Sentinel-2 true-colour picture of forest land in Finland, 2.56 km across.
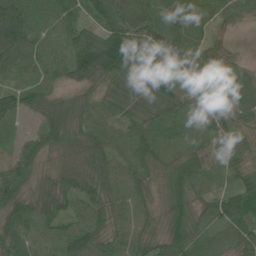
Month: June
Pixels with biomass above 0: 95%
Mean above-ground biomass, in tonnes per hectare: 65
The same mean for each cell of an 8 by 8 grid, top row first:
106 89 52 90 79 85 73 43
96 69 106 142 81 111 61 12
39 46 57 58 86 59 84 53
49 55 56 55 60 61 70 69
34 49 46 64 69 63 60 53
62 25 75 72 58 70 52 50
67 67 55 60 53 48 41 81
61 61 96 56 57 62 57 67
